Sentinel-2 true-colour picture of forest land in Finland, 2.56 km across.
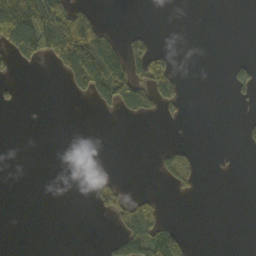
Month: October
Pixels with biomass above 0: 18%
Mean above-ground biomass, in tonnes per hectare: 28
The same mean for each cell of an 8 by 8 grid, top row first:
188 142 89 0 0 0 0 0
110 105 222 59 36 4 0 0
10 0 83 135 75 49 0 35
3 0 0 17 54 18 0 3
0 0 0 0 0 10 0 6
0 0 0 6 0 30 0 1
0 0 0 27 47 0 0 0
0 0 0 20 89 89 0 0
